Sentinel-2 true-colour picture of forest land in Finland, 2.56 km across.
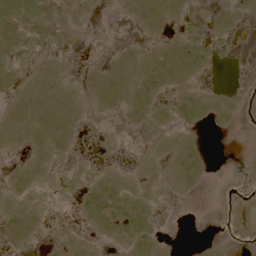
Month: May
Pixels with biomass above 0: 50%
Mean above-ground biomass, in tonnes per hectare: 7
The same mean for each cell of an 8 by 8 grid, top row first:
24 12 2 1 9 9 6 5
11 5 2 2 3 9 8 1
4 4 3 9 14 12 1 2
6 9 10 5 9 11 10 16
4 9 1 1 3 6 2 2
6 3 3 5 4 7 3 13
6 2 9 17 8 1 2 24
7 2 3 8 11 1 5 17
